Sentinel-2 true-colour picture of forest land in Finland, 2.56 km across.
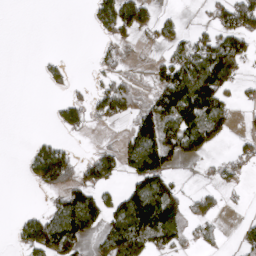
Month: April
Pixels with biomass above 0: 43%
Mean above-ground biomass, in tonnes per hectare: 60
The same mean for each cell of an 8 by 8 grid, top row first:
0 0 0 128 80 22 32 144
0 0 0 42 18 53 108 76
0 25 5 56 29 153 155 46
0 6 70 74 92 135 108 15
0 59 6 32 139 90 58 29
1 142 85 53 141 40 13 23
3 45 177 83 194 110 58 9
35 138 76 98 132 70 29 30
